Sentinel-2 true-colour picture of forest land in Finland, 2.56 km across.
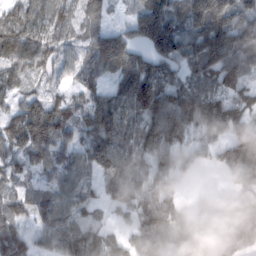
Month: February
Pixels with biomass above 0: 89%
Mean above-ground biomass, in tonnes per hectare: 92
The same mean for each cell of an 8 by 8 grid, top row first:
61 63 50 21 140 102 201 130
86 64 45 131 86 135 184 169
56 32 43 61 158 76 110 85
70 117 65 118 121 168 143 96
98 117 75 97 88 85 67 158
39 43 66 70 72 86 2 113
60 96 70 52 112 76 112 95
98 66 94 52 138 113 127 83
